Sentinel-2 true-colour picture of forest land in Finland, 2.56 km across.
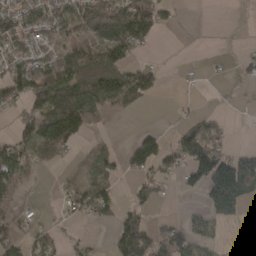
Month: March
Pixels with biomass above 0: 51%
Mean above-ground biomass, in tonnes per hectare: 53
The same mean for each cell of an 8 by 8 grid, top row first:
78 92 99 157 138 21 0 0
59 38 88 115 33 0 0 4
91 103 116 102 83 2 5 12
26 115 134 41 8 5 7 2
68 103 29 16 70 53 76 7
81 2 34 50 52 32 116 152
38 3 62 66 47 4 49 50
62 45 20 56 111 61 33 2
